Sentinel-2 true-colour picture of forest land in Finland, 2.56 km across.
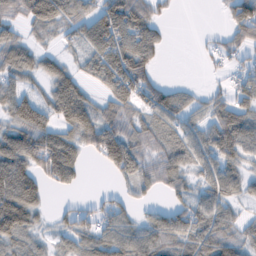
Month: February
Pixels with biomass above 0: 71%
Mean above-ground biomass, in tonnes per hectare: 58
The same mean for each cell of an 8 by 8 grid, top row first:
46 88 62 102 86 5 0 79
77 22 39 95 97 0 13 39
55 56 46 86 69 8 9 40
81 63 106 61 51 72 50 72
94 102 66 105 60 54 66 80
115 70 27 25 57 62 51 53
118 19 36 51 23 46 58 24
47 18 51 78 75 68 79 50
